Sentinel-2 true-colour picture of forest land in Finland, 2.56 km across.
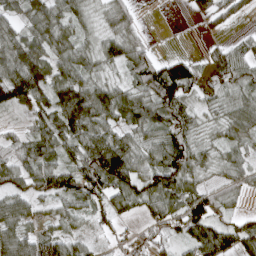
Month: April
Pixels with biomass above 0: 82%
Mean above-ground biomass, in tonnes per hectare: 61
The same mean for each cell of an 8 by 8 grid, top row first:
51 80 46 59 7 2 55 33
99 75 54 59 45 2 16 39
109 93 74 36 76 122 47 68
26 75 131 79 80 82 34 68
37 55 84 94 57 84 42 52
64 75 86 113 75 84 33 45
61 20 44 65 48 66 102 18
64 73 35 23 38 45 98 89
